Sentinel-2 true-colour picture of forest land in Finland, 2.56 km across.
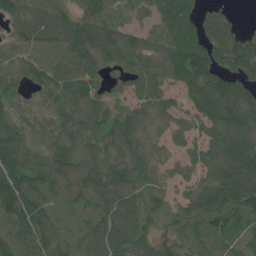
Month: June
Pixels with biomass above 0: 91%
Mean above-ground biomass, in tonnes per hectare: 108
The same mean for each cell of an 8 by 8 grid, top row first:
89 102 100 102 63 147 61 15
87 116 159 131 93 141 140 145
81 117 129 39 107 105 152 116
65 59 104 83 87 76 131 151
127 87 102 96 94 56 100 134
160 124 129 132 91 52 95 167
171 127 122 133 95 74 162 149
138 123 117 130 94 84 96 87
